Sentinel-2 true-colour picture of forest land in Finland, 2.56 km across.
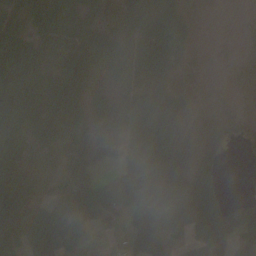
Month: October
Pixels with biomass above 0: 71%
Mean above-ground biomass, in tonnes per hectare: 49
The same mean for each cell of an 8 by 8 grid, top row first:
26 54 68 23 40 31 0 1
52 40 68 71 78 49 0 2
54 32 81 40 37 17 0 0
43 45 53 64 97 57 6 1
53 15 47 53 86 76 17 9
60 6 103 46 132 94 61 0
71 28 72 79 68 108 99 64
61 69 52 15 74 59 86 60
